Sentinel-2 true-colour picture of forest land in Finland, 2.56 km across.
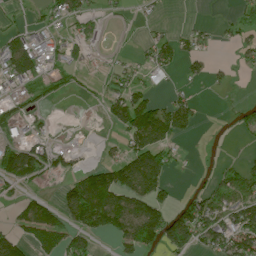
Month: July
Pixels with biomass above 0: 45%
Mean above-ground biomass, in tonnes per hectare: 43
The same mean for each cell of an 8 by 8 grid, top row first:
15 24 55 9 9 0 2 31
95 72 39 5 24 57 20 31
68 42 15 26 19 14 24 5
35 13 0 63 140 104 3 18
67 34 6 15 116 37 1 4
86 45 40 62 125 15 13 65
34 46 75 81 63 29 68 95
80 59 42 21 55 50 53 104
